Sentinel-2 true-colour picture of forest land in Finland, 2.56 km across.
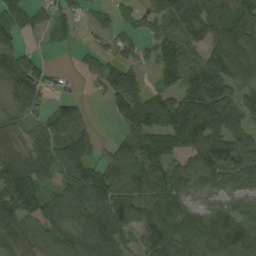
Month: September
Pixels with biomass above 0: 81%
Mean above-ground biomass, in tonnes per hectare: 88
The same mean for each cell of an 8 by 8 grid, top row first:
66 45 31 26 52 112 139 146
70 8 19 28 32 134 91 139
132 52 17 87 35 112 126 90
76 55 55 45 134 126 161 96
51 103 155 39 110 92 120 104
120 69 126 112 124 93 95 87
111 92 121 143 96 108 54 61
74 80 95 105 70 107 98 103
